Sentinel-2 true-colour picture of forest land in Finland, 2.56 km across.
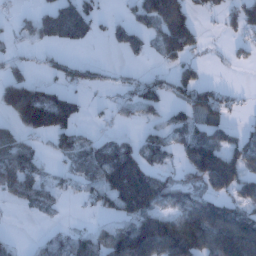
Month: January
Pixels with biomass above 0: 56%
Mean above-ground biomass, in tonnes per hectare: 67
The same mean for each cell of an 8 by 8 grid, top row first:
20 64 103 16 79 145 24 91
23 35 23 24 42 136 15 24
75 30 38 17 45 71 25 1
123 99 45 31 52 41 92 16
59 22 48 72 57 57 117 72
106 32 58 132 122 33 153 109
15 32 8 76 116 103 101 64
13 35 57 90 170 160 165 179
